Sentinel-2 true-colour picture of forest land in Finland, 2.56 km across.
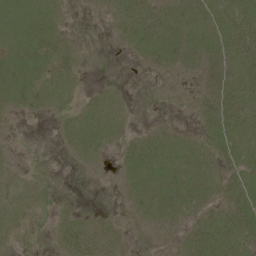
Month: June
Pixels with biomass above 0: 62%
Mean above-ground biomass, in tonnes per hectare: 15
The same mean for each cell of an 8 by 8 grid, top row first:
17 18 1 7 26 19 18 33
17 22 4 1 18 21 22 27
20 21 7 1 0 5 14 25
7 9 18 16 0 2 16 32
1 0 25 14 21 23 23 28
7 2 1 2 20 28 27 22
12 6 3 0 15 28 18 27
3 3 31 14 0 5 36 29
